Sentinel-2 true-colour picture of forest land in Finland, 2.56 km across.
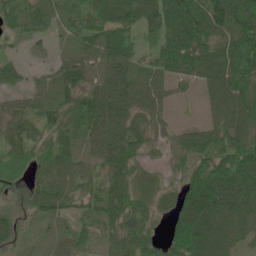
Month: June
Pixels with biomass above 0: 88%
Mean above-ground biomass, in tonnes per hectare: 70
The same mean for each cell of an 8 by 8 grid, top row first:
52 57 56 80 80 137 136 147
14 11 39 82 28 136 101 159
31 17 61 76 58 42 68 118
32 55 82 95 56 12 30 95
51 66 49 93 59 52 78 108
55 67 59 79 33 41 138 124
31 73 49 73 54 85 128 84
44 16 43 57 70 127 117 44
